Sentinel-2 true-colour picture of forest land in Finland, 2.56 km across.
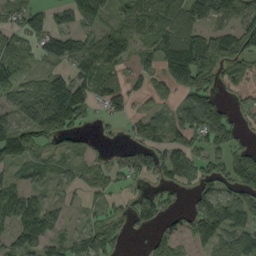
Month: September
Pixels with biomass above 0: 72%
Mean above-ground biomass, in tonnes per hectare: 64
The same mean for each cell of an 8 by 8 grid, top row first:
51 52 116 59 84 99 95 102
67 67 63 89 33 117 124 75
85 73 84 66 20 105 74 47
60 167 83 40 32 65 116 24
120 53 25 10 61 68 66 38
38 46 40 45 49 76 49 87
41 50 17 35 55 30 94 83
59 51 51 52 12 59 35 76
